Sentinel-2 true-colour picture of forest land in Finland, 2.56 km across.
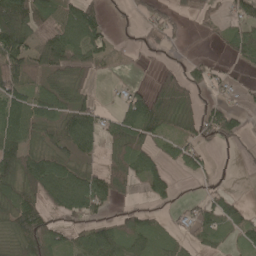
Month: May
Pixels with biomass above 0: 62%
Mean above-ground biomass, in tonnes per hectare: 53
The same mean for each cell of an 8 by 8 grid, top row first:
133 73 89 16 39 21 15 39
104 87 88 26 25 10 4 51
73 52 37 6 7 82 41 8
89 73 90 24 115 78 50 25
99 46 101 44 54 47 33 25
108 116 79 63 59 18 24 4
106 61 86 26 28 18 50 32
63 83 48 74 47 25 32 26
